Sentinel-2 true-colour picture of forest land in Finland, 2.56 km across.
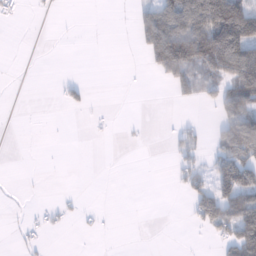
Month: January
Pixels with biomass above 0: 27%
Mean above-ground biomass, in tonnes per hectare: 33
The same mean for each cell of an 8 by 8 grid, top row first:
17 3 0 0 51 120 144 168
0 0 0 0 53 182 170 143
0 0 11 0 1 60 50 106
0 0 7 2 0 0 3 107
0 1 0 1 5 32 21 130
0 2 0 0 0 22 41 111
1 16 11 1 0 0 91 107
6 11 1 0 0 1 9 103
